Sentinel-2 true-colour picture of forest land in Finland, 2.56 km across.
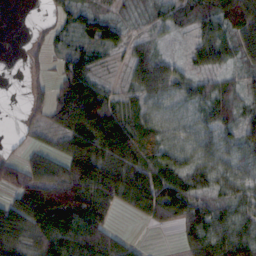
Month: October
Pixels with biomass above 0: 78%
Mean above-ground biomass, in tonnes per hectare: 47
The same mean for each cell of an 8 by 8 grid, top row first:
0 12 62 38 19 34 47 95
0 23 40 38 29 5 58 46
0 22 91 9 63 46 27 25
2 46 123 72 35 19 41 38
8 20 64 88 48 38 42 42
51 60 85 64 61 70 54 47
67 118 77 40 58 84 60 46
54 76 87 53 4 9 70 79
